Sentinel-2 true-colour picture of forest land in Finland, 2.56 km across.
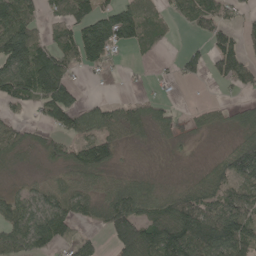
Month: May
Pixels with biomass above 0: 66%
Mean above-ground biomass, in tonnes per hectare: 66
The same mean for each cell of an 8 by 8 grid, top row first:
129 36 90 75 71 41 83 32
138 72 113 72 31 6 48 58
124 142 16 4 6 31 39 77
27 91 80 50 56 21 27 32
58 55 69 67 13 15 4 60
22 35 67 38 33 11 59 100
83 87 63 108 82 107 88 97
92 83 53 62 136 151 161 128
